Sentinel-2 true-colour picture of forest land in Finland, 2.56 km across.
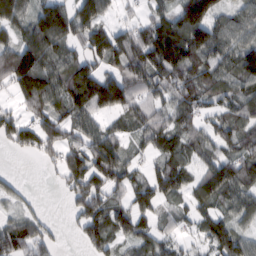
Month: February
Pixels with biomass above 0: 81%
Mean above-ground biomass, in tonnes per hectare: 90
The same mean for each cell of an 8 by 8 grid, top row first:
84 136 115 41 44 105 139 69
110 131 73 162 141 182 137 92
130 125 142 115 110 120 100 84
59 104 96 82 84 96 55 86
73 99 90 94 60 87 72 91
17 12 141 124 51 107 107 109
42 8 75 89 75 40 67 84
116 58 42 82 70 48 80 85
